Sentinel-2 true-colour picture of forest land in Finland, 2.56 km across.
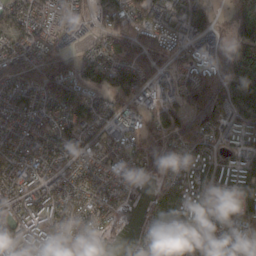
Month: February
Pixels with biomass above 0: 90%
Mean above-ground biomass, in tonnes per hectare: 101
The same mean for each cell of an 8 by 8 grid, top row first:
94 81 58 93 114 95 89 150
57 91 44 115 139 83 72 145
124 200 155 107 89 60 147 140
72 84 95 70 77 126 158 91
94 77 88 89 138 133 144 115
96 88 83 66 67 109 137 124
84 114 82 75 54 97 119 110
122 135 137 20 54 63 115 126
